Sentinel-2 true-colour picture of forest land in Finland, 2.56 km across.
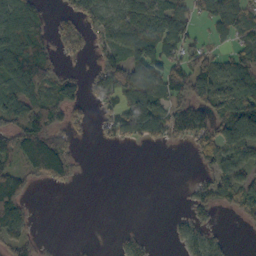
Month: October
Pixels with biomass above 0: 59%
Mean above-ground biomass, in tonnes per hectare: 55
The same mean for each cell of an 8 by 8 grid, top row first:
108 26 48 55 89 72 48 72
127 46 26 63 95 59 40 44
114 70 33 95 111 78 85 90
69 75 24 47 128 77 87 123
82 125 13 15 29 24 69 125
83 68 10 0 0 0 49 87
102 0 0 0 0 2 47 62
77 5 2 3 28 20 66 0
